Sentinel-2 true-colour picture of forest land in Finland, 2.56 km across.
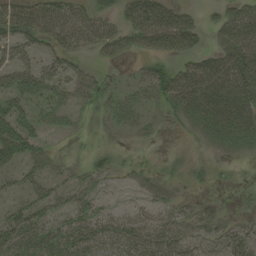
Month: August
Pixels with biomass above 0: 68%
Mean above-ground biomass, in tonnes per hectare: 29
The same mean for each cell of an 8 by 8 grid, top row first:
43 42 32 19 55 41 9 49
41 26 25 23 20 34 19 59
51 36 32 12 20 55 67 62
39 24 18 18 15 23 50 62
52 18 6 8 6 3 16 28
19 31 26 17 23 21 12 3
24 29 31 15 18 27 21 7
34 32 39 40 43 46 27 35
